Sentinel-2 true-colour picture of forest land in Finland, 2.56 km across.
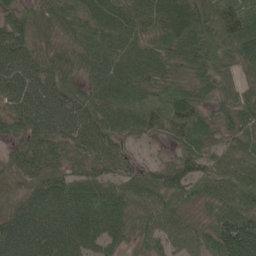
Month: June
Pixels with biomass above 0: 95%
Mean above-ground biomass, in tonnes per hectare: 64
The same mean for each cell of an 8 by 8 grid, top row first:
48 52 62 73 65 80 78 77
84 46 56 68 61 66 80 66
85 74 45 90 78 49 58 47
72 103 92 75 82 87 43 80
48 68 65 60 21 42 51 49
43 67 44 47 39 64 54 56
50 79 83 87 51 55 33 66
84 85 79 59 45 48 56 100
